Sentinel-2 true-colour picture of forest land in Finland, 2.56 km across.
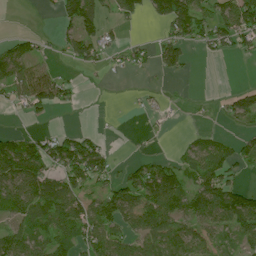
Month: July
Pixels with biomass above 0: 54%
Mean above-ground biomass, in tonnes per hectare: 52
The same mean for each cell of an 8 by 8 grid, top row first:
0 4 103 26 32 127 60 130
51 13 70 37 32 60 33 38
77 87 12 7 4 11 0 1
12 35 4 0 14 6 12 57
79 64 85 7 4 10 47 35
109 79 91 44 85 68 81 22
76 93 75 97 88 85 105 94
83 68 72 67 55 80 83 56
